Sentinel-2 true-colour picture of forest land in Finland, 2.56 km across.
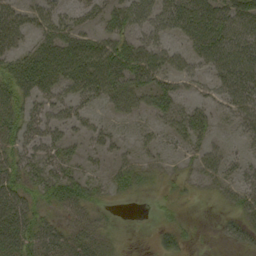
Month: September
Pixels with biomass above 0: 68%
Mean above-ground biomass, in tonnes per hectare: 32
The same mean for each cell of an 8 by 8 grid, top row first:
41 35 25 38 40 57 61 55
34 36 46 48 40 20 48 57
42 45 59 55 41 31 29 58
43 34 28 17 23 38 25 35
43 37 17 21 16 21 25 12
44 36 30 27 23 9 25 25
52 21 33 8 1 9 1 27
49 47 31 13 0 21 2 26
